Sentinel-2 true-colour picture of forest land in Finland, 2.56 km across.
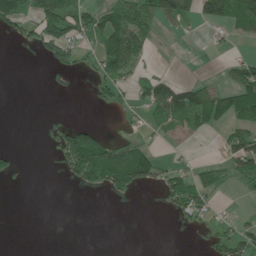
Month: June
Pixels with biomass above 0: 33%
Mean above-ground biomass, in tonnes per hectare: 40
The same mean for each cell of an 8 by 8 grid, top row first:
67 141 81 74 61 102 80 94
6 78 39 111 52 0 6 7
0 0 3 63 61 47 19 61
0 0 0 6 29 104 109 81
2 10 142 69 40 9 0 84
19 0 72 119 97 47 37 53
0 0 0 0 1 46 35 5
0 0 0 0 0 0 22 81
